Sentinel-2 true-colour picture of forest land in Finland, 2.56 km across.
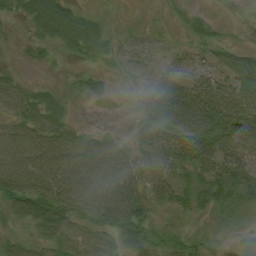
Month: August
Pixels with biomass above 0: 85%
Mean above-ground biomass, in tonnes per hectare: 42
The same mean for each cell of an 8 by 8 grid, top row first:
29 93 37 7 5 18 17 4
9 30 46 16 22 12 38 26
20 8 17 11 24 49 39 74
35 56 5 7 40 91 91 67
53 54 43 31 39 55 84 74
68 63 58 78 44 44 63 79
55 68 57 84 47 39 28 39
28 47 49 35 43 25 23 25
